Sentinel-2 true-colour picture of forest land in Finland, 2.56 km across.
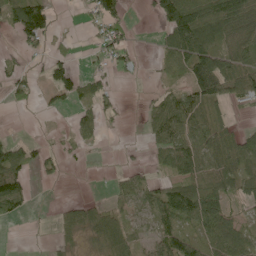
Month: June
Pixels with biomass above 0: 56%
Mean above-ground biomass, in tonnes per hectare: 47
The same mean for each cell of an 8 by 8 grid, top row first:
86 72 7 61 5 124 106 93
21 21 4 52 3 85 110 68
28 47 48 20 4 20 161 98
4 17 32 25 17 87 57 5
51 11 24 1 16 88 93 73
92 21 0 13 24 56 69 65
52 1 44 37 40 97 90 22
0 3 27 67 31 95 61 74
